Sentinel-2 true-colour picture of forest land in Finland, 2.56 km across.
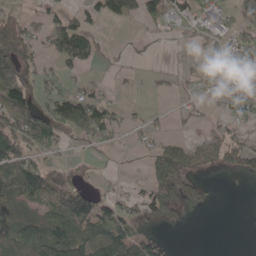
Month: May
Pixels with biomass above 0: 50%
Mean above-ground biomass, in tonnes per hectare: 53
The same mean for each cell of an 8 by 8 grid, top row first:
60 33 29 56 50 44 50 58
105 34 95 12 9 3 12 52
127 30 31 9 6 19 23 47
156 72 98 51 12 17 22 50
110 65 20 18 26 63 60 67
136 87 20 10 25 128 15 29
94 84 174 68 50 74 16 0
95 121 100 111 80 6 0 0
